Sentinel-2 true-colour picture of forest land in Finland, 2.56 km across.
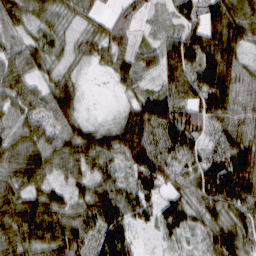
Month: March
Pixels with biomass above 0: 93%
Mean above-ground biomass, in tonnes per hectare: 66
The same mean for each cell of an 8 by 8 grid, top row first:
59 49 42 40 25 38 60 77
43 53 40 79 41 92 98 58
64 37 24 26 39 83 106 75
58 56 40 11 89 89 92 65
62 63 80 78 117 109 55 86
61 47 59 57 76 73 100 125
76 78 62 98 59 60 72 96
75 79 73 111 11 36 37 88
